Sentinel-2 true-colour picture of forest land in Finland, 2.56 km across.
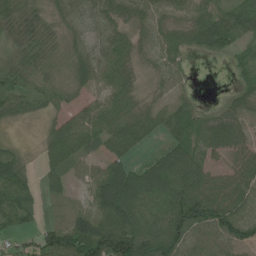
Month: July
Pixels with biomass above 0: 84%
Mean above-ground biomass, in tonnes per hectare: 58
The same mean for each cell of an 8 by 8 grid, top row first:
41 27 51 65 53 37 59 70
31 36 34 71 35 51 56 47
53 38 44 59 13 34 0 28
54 26 53 70 46 57 17 34
9 46 78 66 31 59 45 44
76 37 27 106 74 108 66 63
89 11 36 136 81 120 124 79
33 72 119 161 119 88 47 77
